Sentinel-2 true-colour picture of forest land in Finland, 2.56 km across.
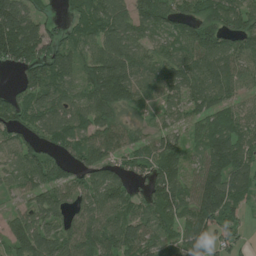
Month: July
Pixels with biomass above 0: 86%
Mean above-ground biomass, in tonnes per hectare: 80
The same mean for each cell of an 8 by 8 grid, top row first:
99 35 67 86 91 73 85 81
160 91 71 108 69 67 109 79
22 103 80 160 76 86 95 69
76 88 75 108 37 48 69 50
61 57 73 97 45 67 86 85
55 96 79 71 50 91 116 111
31 92 52 87 69 87 147 65
85 87 87 81 80 51 101 41
